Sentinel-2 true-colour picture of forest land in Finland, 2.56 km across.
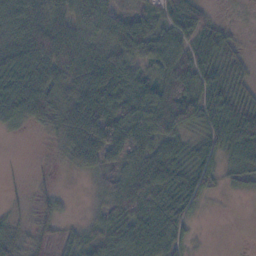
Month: November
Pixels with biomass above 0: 82%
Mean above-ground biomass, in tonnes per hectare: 49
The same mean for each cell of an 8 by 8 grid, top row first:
83 78 58 50 34 78 31 3
65 81 47 67 62 62 68 23
53 62 91 104 71 81 76 51
33 49 100 67 70 85 76 75
1 7 50 36 43 47 53 79
1 3 8 42 81 74 44 33
9 18 5 63 62 74 11 0
41 30 36 46 67 48 3 0
